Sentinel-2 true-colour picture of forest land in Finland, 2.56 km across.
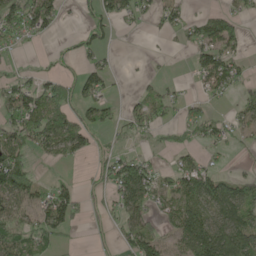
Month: May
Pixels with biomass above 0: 54%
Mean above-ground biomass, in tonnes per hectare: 59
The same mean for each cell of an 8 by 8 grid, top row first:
143 100 22 66 26 44 44 43
38 6 36 18 1 10 104 44
43 44 55 28 11 11 67 60
99 142 60 35 64 32 35 43
103 80 79 17 13 37 51 18
159 7 10 80 93 67 85 33
70 90 57 46 78 63 85 135
95 66 3 22 121 49 131 137
